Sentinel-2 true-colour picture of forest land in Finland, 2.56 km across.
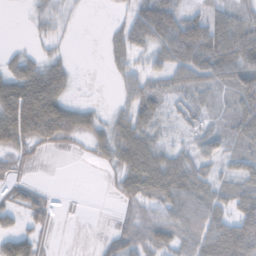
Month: November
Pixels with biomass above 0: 71%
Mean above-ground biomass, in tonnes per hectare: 45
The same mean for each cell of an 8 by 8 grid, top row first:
1 39 10 7 70 61 63 54
11 18 0 28 39 71 104 107
83 88 8 10 42 39 49 69
119 124 63 22 63 21 29 59
69 38 18 66 76 28 41 39
20 1 0 20 105 82 41 44
38 30 1 3 48 66 69 41
72 12 0 27 52 42 80 59
